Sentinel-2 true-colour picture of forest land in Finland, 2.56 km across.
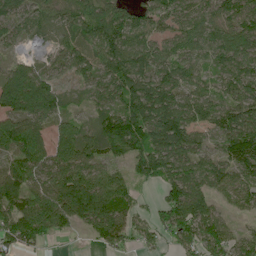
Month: June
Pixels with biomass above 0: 86%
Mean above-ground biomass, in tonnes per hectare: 94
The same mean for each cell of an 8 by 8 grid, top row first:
70 72 110 123 83 96 72 89
23 35 88 131 107 101 89 114
114 76 47 97 134 108 59 106
101 89 25 80 156 148 80 105
112 89 98 122 158 169 35 145
116 99 132 69 85 135 92 91
101 119 166 140 29 141 98 47
97 43 9 74 42 78 108 55
